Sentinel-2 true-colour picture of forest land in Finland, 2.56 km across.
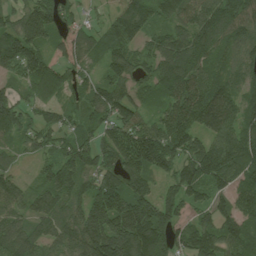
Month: July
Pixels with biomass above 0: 92%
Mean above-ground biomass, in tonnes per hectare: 127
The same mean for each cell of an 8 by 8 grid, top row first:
90 149 60 61 113 107 140 150
164 124 152 94 68 127 146 107
78 155 90 109 71 175 127 107
128 81 85 132 81 148 172 123
66 90 113 131 193 154 111 141
66 93 136 126 119 127 155 116
81 133 124 217 181 112 115 110
128 111 215 278 235 136 163 116
